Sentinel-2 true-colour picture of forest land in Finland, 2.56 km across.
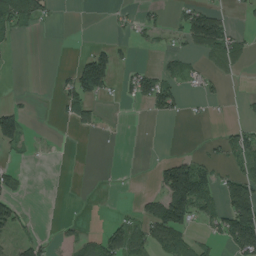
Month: August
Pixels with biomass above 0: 30%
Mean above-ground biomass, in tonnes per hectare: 32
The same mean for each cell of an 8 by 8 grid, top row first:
77 21 0 10 22 18 86 7
4 0 3 31 7 17 58 29
0 0 90 46 67 41 24 3
49 0 50 6 11 32 8 6
36 2 0 2 1 0 10 49
27 0 0 1 0 154 58 65
47 0 1 2 29 129 54 135
33 14 32 67 63 77 21 102
